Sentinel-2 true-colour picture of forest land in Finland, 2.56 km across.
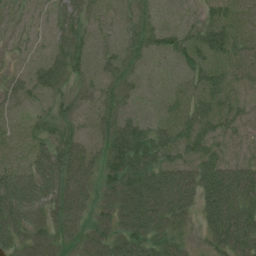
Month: July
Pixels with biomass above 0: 85%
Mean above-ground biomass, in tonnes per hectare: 47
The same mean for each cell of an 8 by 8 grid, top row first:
25 15 49 26 40 32 29 44
14 19 46 31 41 54 50 46
22 47 30 38 29 33 42 31
21 29 34 38 30 39 42 26
26 45 50 50 58 58 31 18
62 71 72 49 71 70 71 61
82 60 63 59 97 81 58 70
53 62 57 64 66 45 30 74
